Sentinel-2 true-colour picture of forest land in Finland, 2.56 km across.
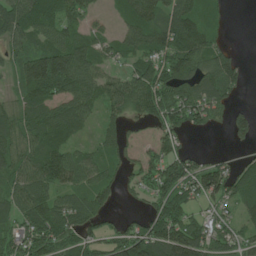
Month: June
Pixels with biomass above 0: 77%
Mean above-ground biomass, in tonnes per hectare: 77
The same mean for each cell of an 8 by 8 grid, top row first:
92 90 68 24 95 94 51 0
47 98 92 50 95 116 95 11
54 209 115 65 122 116 92 53
73 90 86 52 67 105 80 34
84 100 38 55 24 51 0 25
78 117 81 43 55 133 118 93
84 99 90 30 30 100 42 66
79 106 78 73 132 164 94 57
